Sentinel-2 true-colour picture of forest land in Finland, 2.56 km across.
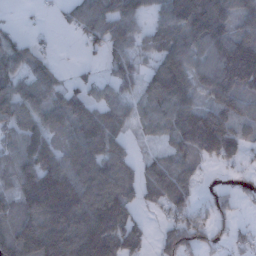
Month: December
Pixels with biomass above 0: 78%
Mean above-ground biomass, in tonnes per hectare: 96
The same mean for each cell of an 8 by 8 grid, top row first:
4 8 86 115 62 133 189 90
84 18 21 71 45 123 129 153
98 91 36 55 65 151 101 145
102 112 96 82 61 124 121 100
74 109 107 86 18 80 165 95
100 182 127 129 71 110 12 17
94 232 182 199 36 89 49 23
82 158 189 186 62 104 54 40
